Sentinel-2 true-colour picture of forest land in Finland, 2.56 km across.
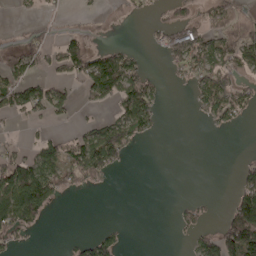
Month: April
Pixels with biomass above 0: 38%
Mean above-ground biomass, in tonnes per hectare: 40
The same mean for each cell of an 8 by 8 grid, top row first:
3 13 8 7 10 30 42 31
45 46 54 28 9 81 67 72
58 31 47 117 63 13 77 45
45 46 12 27 91 0 47 46
14 53 69 126 11 0 0 0
123 105 76 20 0 0 0 30
142 52 0 0 0 16 14 77
32 0 21 48 0 3 55 139
